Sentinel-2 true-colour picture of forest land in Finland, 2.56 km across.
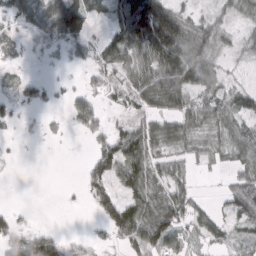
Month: March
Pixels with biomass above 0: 63%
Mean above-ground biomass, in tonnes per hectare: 45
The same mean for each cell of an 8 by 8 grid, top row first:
39 78 110 59 209 72 25 24
14 26 35 70 106 144 60 15
14 14 8 34 68 108 73 10
19 8 47 15 39 61 49 57
3 4 2 63 77 38 26 50
2 0 16 57 67 38 7 33
13 0 4 74 74 72 23 58
72 76 4 31 95 55 32 23
